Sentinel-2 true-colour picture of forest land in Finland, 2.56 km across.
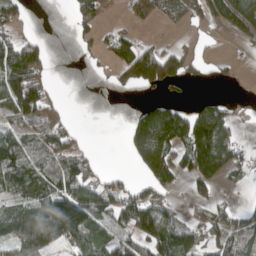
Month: April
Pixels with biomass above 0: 54%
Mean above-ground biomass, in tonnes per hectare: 73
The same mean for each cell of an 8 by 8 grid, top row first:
54 0 64 16 52 33 89 181
113 20 18 54 64 33 14 18
153 39 0 29 155 83 15 12
109 74 0 0 103 109 143 10
70 85 28 0 198 108 260 55
88 69 108 25 68 69 140 31
54 103 157 95 145 36 35 21
85 85 119 68 125 124 60 76
